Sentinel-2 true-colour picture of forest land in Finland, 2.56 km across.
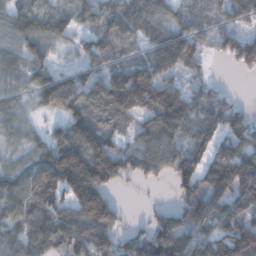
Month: December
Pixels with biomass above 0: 83%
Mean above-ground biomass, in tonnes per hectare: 100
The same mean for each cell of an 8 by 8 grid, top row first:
83 86 61 102 114 58 58 78
72 72 49 87 74 164 42 118
63 95 78 117 158 62 39 2
62 46 125 130 107 172 126 42
53 99 178 87 90 101 109 98
83 138 189 115 60 84 122 168
103 120 158 98 14 76 156 111
93 129 137 96 116 162 138 178
